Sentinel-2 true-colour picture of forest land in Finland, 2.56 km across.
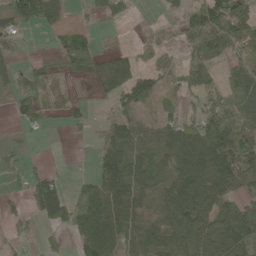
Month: May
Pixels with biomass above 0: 64%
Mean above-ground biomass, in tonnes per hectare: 50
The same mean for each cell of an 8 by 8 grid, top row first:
61 67 10 29 0 20 103 82
21 7 88 11 22 25 76 41
27 22 25 62 60 33 59 58
28 12 18 29 37 29 72 61
10 1 4 60 57 79 100 74
19 56 16 89 64 75 78 100
17 98 74 106 33 81 78 71
16 13 69 66 46 59 91 85
